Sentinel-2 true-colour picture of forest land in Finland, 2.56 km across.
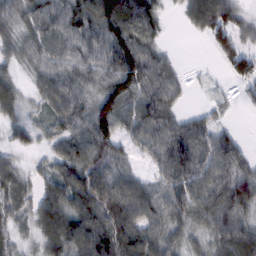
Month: February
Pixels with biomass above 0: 85%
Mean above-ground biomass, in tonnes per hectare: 68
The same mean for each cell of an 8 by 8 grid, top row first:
58 87 93 115 105 11 102 44
54 69 85 100 88 7 15 60
38 77 75 95 99 54 8 38
44 55 74 100 88 48 26 7
37 34 90 88 65 96 75 36
54 49 93 97 40 81 81 90
51 83 87 95 103 62 65 81
33 57 96 108 96 49 53 92
